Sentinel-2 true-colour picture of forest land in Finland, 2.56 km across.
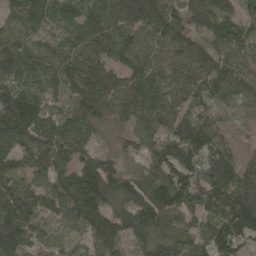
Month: May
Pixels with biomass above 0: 95%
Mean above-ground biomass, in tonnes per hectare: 111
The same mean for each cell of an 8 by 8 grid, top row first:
71 96 87 128 154 109 138 69
101 91 104 123 107 109 89 85
96 84 121 103 125 86 111 88
190 85 97 99 134 108 74 32
130 124 109 39 81 157 124 24
93 106 170 121 105 148 176 124
168 81 165 103 134 133 123 180
168 72 45 119 90 117 131 143
